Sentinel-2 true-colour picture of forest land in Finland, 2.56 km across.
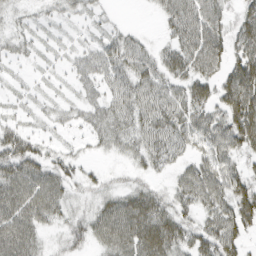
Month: March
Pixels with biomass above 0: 75%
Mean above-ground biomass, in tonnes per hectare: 32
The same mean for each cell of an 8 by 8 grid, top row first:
11 12 14 6 1 42 42 31
16 8 14 32 20 35 50 37
8 7 23 32 37 32 35 65
11 12 20 36 41 42 38 65
46 14 7 25 35 35 41 46
53 43 21 10 18 20 46 36
53 44 16 45 58 34 35 52
58 12 26 53 68 47 45 34
